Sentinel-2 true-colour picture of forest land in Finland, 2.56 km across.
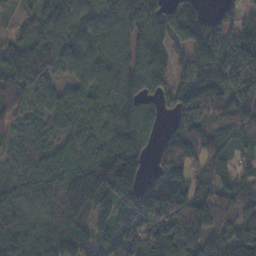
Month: November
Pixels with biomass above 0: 91%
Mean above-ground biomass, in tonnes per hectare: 100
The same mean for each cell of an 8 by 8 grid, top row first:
29 88 111 102 122 90 61 58
77 118 103 88 116 71 140 151
103 83 90 111 106 70 113 146
55 70 81 95 72 61 62 80
51 52 79 107 71 89 78 49
73 116 156 212 76 83 67 66
108 84 129 101 155 177 180 96
121 111 99 77 98 171 184 184
